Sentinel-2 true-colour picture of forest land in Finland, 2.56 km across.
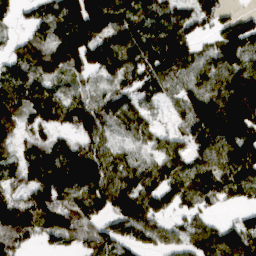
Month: March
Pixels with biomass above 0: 85%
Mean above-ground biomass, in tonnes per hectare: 101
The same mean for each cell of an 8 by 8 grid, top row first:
36 95 217 145 98 116 77 59
58 103 181 132 140 161 56 137
99 82 61 86 93 100 108 129
122 118 117 89 69 58 161 136
64 81 77 63 51 62 126 125
80 161 164 93 88 95 84 110
146 132 105 95 120 63 41 40
127 65 116 115 76 57 105 129
